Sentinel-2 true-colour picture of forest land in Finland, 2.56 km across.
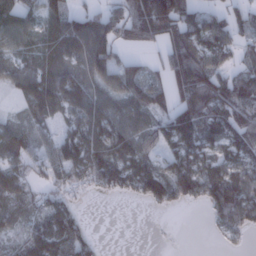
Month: January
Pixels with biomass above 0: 74%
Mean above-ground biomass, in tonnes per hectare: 65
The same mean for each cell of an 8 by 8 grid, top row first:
94 66 55 63 133 101 50 43
54 69 103 91 34 97 73 42
57 86 92 91 70 109 122 75
15 54 95 83 83 94 101 126
70 45 90 106 65 63 67 71
64 44 64 100 89 92 78 74
44 53 16 0 11 27 47 99
30 94 47 0 0 0 4 17
